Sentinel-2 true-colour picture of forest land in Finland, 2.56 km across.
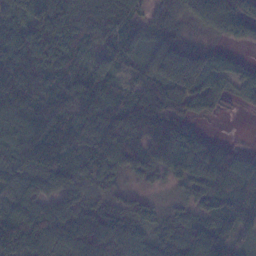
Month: January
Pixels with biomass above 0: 92%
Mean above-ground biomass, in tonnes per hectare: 94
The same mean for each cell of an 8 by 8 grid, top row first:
99 156 102 100 49 71 128 151
121 155 99 81 53 101 46 40
129 114 104 65 84 134 125 52
116 102 86 86 120 90 78 18
109 107 79 126 111 182 79 15
87 96 67 66 64 76 135 142
86 81 84 59 57 43 105 112
91 103 137 115 94 92 136 50
